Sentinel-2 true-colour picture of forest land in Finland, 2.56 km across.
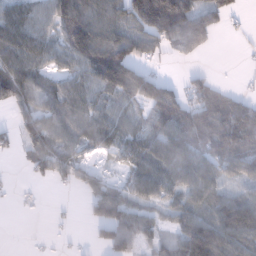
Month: January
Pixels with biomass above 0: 71%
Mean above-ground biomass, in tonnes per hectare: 70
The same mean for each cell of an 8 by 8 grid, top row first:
90 68 114 88 117 154 65 14
109 73 129 141 86 66 40 4
109 50 67 174 108 5 29 4
53 69 71 71 48 87 83 84
35 91 58 62 79 97 66 81
3 44 59 22 79 81 91 58
7 3 12 126 65 69 94 164
0 5 4 52 52 72 194 115
